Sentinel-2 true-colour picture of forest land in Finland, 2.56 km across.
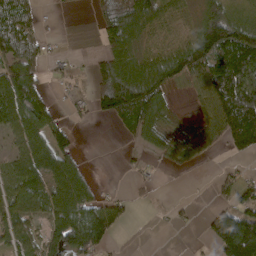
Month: March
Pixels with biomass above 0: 61%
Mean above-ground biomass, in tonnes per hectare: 66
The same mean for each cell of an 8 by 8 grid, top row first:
127 7 1 80 101 39 86 62
115 25 1 58 39 59 141 155
104 29 14 114 111 48 84 123
113 91 20 85 125 18 53 158
47 116 14 0 38 50 38 60
62 102 69 0 15 4 5 30
73 76 127 60 5 13 26 94
68 107 190 51 0 0 51 254
